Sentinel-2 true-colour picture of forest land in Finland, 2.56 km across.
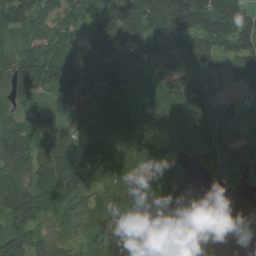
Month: August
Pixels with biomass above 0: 88%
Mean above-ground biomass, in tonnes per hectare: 98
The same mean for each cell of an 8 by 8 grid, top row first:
126 67 84 140 144 179 144 138
54 124 119 108 73 98 105 94
130 123 144 180 45 91 78 38
57 41 101 125 82 108 104 46
170 83 78 105 97 78 125 179
113 119 106 87 88 67 68 104
128 90 79 92 143 44 27 2
110 76 50 170 154 108 71 0
